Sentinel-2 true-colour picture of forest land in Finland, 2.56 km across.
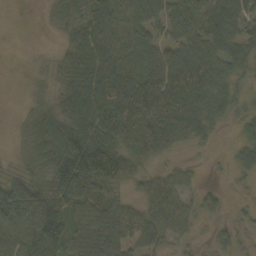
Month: October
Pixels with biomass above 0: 78%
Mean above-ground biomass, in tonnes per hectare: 65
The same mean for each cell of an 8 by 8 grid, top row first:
0 14 61 88 82 76 93 87
0 3 71 100 72 64 78 71
1 18 73 120 98 100 92 42
5 42 83 117 130 121 75 30
11 74 122 98 105 42 18 31
40 72 208 126 37 35 3 19
144 108 104 70 41 60 28 11
65 118 67 95 55 35 12 19
